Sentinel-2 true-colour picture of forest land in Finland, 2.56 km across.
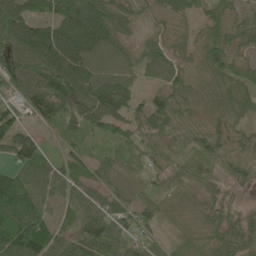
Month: June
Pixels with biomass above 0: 90%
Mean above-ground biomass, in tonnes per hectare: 70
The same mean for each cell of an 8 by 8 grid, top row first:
119 75 132 77 26 49 48 37
113 124 110 73 50 52 74 46
92 111 103 86 33 58 60 58
64 91 70 86 58 75 58 47
90 27 45 55 56 48 83 47
83 69 48 49 43 56 52 49
180 67 60 65 49 45 55 23
185 113 88 76 39 34 70 65
